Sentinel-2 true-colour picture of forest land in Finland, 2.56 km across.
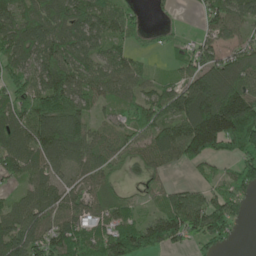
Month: May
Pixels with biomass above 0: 80%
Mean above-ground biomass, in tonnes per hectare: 96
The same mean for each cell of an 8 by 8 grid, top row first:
106 108 104 92 28 12 58 85
127 121 89 71 25 30 69 68
81 163 95 94 63 54 128 106
105 202 114 36 86 116 212 232
120 148 113 71 73 127 197 158
83 85 48 48 42 9 31 102
84 105 93 63 28 123 129 79
134 127 106 146 176 112 104 20
